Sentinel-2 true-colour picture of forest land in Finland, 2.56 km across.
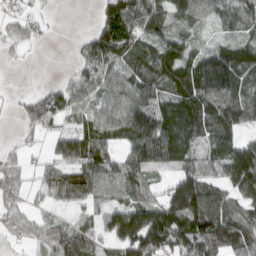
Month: March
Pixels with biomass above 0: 79%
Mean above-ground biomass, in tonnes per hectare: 78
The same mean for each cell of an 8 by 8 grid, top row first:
34 10 0 81 120 52 55 64
36 5 44 122 74 85 50 60
1 10 91 84 75 93 135 67
31 122 66 74 120 99 91 67
18 37 120 65 130 111 55 98
57 59 97 84 75 81 75 127
54 22 47 78 127 158 153 85
34 95 95 82 184 130 146 95
